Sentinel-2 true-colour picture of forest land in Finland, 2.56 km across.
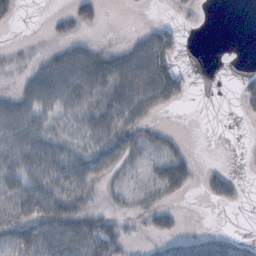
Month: October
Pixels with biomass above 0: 55%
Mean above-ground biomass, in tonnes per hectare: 25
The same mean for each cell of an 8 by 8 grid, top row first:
9 5 25 0 0 4 0 0
4 10 29 14 46 31 0 0
9 48 55 53 65 41 0 8
47 36 32 48 39 5 0 5
50 48 27 51 33 17 0 0
42 50 46 29 20 31 15 6
32 47 45 15 21 11 3 4
46 47 59 57 6 21 29 14
